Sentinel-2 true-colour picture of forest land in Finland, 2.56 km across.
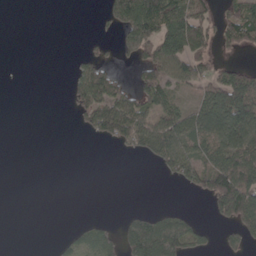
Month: April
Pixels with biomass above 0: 40%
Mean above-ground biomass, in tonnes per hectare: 54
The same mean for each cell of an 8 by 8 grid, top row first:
0 0 0 72 168 107 67 99
0 0 3 17 140 157 71 60
0 0 61 55 78 84 82 108
0 0 46 112 75 72 123 173
0 0 0 30 71 104 106 133
0 0 0 0 0 49 108 163
0 0 0 0 8 11 27 184
0 1 38 37 144 125 28 53
